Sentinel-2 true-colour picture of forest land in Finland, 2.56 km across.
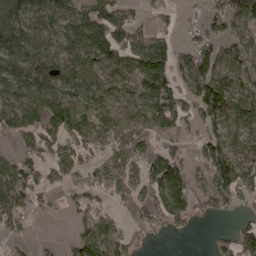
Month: April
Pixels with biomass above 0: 71%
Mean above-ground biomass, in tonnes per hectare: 66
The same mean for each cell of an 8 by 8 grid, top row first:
102 68 68 81 21 16 39 85
84 60 91 120 96 56 71 66
108 108 82 86 101 69 104 67
95 107 72 78 89 91 87 83
31 72 69 57 40 22 65 50
94 50 33 57 68 114 69 96
90 21 41 23 44 89 40 32
22 9 64 62 19 3 11 90
